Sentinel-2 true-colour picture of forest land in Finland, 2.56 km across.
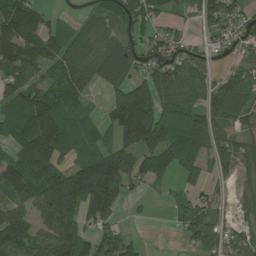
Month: July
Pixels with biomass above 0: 77%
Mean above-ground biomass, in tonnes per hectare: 90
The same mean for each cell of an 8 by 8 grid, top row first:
139 54 27 82 106 32 85 60
126 113 102 94 66 63 49 51
71 93 114 113 83 111 79 97
77 139 67 95 177 141 93 77
68 127 100 92 128 127 71 70
109 147 177 169 80 50 43 61
81 145 144 93 5 32 59 39
125 121 115 83 16 14 106 60
